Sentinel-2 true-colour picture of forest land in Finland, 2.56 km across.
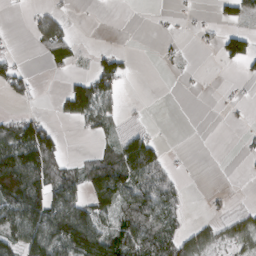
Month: March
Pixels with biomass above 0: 42%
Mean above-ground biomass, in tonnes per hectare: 45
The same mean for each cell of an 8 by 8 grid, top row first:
1 47 0 0 0 5 5 56
2 79 16 12 0 9 6 82
55 3 40 77 0 2 1 10
15 4 89 41 2 0 0 3
102 105 1 34 82 0 0 4
162 94 64 122 87 20 0 1
122 138 106 80 90 43 8 14
79 141 149 97 90 67 41 44
